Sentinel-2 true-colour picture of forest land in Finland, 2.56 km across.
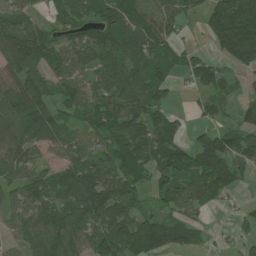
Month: July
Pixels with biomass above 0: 78%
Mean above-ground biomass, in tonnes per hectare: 80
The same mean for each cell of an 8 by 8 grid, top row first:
61 32 70 90 83 64 90 231
106 90 86 115 80 38 33 181
95 68 65 111 98 38 73 23
117 96 62 104 116 28 39 42
83 70 60 73 96 85 93 78
70 60 115 86 66 107 106 54
58 106 101 107 37 66 41 13
43 115 89 124 129 86 16 33
